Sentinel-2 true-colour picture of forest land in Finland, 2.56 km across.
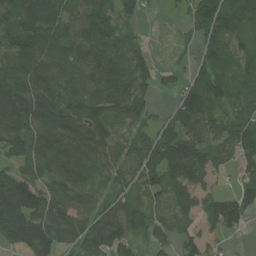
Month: July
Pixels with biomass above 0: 85%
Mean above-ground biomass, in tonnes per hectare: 104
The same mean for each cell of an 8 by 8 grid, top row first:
143 140 106 108 45 19 161 92
121 136 115 98 47 25 73 54
147 135 122 156 102 44 110 76
181 154 157 125 80 79 99 57
139 132 131 108 79 126 83 83
118 110 132 74 85 105 74 49
224 140 102 101 73 89 75 126
165 157 107 138 54 79 65 16
